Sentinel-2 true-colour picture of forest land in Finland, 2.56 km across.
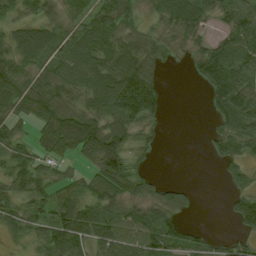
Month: August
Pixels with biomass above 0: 74%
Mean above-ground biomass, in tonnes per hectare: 50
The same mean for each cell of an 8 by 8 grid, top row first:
25 32 35 64 28 58 41 100
60 56 56 61 55 28 50 86
64 57 56 82 93 0 73 86
49 63 55 75 87 0 17 85
47 58 89 82 20 0 21 59
53 39 29 79 29 0 0 41
46 52 67 53 42 44 0 55
22 57 68 89 83 53 23 30
